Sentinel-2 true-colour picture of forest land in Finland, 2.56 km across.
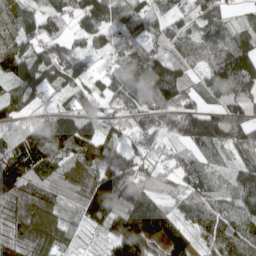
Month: April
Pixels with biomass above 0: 89%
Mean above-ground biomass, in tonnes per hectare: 103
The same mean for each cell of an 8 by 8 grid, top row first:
104 108 91 106 116 48 75 14
113 73 35 82 96 73 89 111
122 111 63 87 155 141 80 158
73 58 109 61 104 117 98 98
107 184 151 72 64 78 103 92
180 89 153 192 109 82 62 94
166 147 84 149 179 79 107 101
120 120 20 85 154 100 78 119
